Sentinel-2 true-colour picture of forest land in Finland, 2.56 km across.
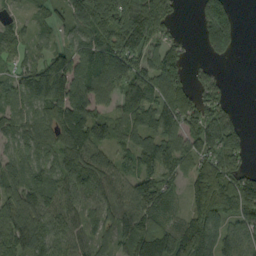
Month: September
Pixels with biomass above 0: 84%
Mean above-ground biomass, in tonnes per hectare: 84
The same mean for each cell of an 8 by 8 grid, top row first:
23 39 112 185 129 33 127 33
37 34 95 123 95 49 74 28
62 96 112 128 100 84 56 0
80 94 103 59 106 104 94 17
62 82 140 79 83 90 111 71
92 75 128 104 88 47 90 71
108 86 67 95 98 41 94 126
116 58 51 62 127 115 93 84
